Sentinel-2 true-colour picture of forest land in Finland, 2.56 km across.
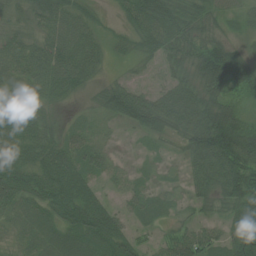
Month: July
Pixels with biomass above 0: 88%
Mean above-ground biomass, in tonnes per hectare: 50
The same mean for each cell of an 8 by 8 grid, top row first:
38 63 48 14 69 62 44 32
54 54 61 23 38 59 62 28
44 58 47 22 18 45 75 64
73 23 14 50 86 85 77 42
64 54 42 17 13 25 113 104
84 76 61 27 13 8 73 88
45 59 83 31 38 20 24 57
23 36 64 77 15 47 50 70
